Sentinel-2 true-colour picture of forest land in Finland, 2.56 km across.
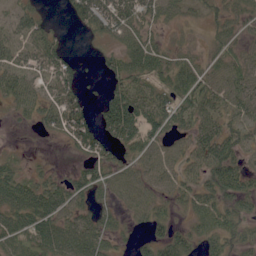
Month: June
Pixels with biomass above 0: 75%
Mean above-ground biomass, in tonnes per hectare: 44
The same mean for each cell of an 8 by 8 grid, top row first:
38 16 55 84 52 26 23 39
49 68 5 27 64 24 23 34
56 57 52 37 48 56 49 65
28 50 71 80 66 63 49 42
4 5 56 48 58 32 55 39
38 22 38 42 43 41 44 43
64 64 38 30 42 20 53 36
63 72 74 32 23 48 39 31
